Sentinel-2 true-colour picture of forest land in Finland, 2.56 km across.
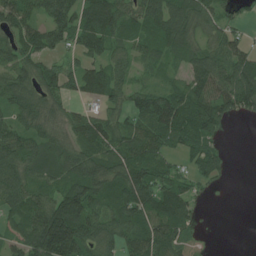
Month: July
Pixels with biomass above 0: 81%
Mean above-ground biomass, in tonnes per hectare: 76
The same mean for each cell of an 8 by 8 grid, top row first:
93 68 102 120 90 101 72 32
81 73 67 69 63 74 67 54
91 78 76 82 24 32 121 122
69 64 40 47 99 123 110 65
82 71 76 86 110 62 79 0
95 72 102 98 106 69 72 0
78 99 138 85 107 124 5 0
56 159 124 82 106 80 5 0
